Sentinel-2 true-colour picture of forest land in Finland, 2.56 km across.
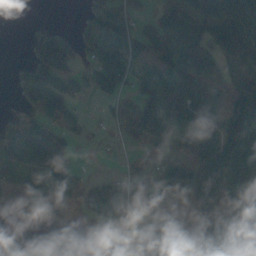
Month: October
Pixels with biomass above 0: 70%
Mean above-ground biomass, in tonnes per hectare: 77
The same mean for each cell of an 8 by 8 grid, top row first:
0 1 20 85 22 73 137 147
0 176 80 83 32 57 66 119
28 134 74 134 49 100 71 61
30 104 26 34 121 130 86 77
119 142 25 10 76 58 99 127
60 100 30 31 79 194 190 143
60 69 66 61 99 35 115 106
0 23 39 42 111 76 124 68
